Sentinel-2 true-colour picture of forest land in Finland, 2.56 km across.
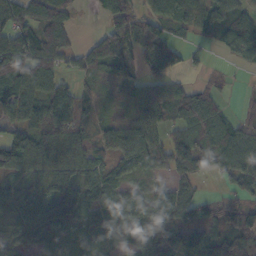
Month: October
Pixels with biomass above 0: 81%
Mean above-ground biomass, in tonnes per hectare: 62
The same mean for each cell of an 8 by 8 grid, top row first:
85 87 9 65 55 69 55 55
100 107 42 99 73 53 18 67
90 67 31 34 57 33 26 6
59 75 53 11 71 80 81 30
83 72 55 39 87 70 56 76
52 75 88 53 30 46 35 72
80 60 80 69 98 121 44 63
62 44 38 40 117 50 67 93
